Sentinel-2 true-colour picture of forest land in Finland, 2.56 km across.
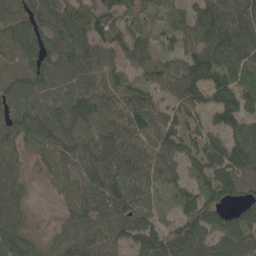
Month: May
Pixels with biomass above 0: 88%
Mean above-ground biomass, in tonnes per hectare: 88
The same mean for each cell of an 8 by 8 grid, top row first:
64 74 98 103 60 72 111 103
98 85 90 95 76 63 110 119
74 54 70 87 57 93 138 86
65 70 103 91 114 82 86 122
84 96 91 106 111 106 120 105
62 46 73 98 106 54 119 133
77 3 85 111 82 51 94 60
94 48 102 86 112 109 85 97
